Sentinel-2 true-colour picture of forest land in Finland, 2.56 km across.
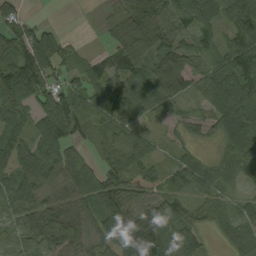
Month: August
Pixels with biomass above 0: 87%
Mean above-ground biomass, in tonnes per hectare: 71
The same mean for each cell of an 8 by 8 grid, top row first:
63 2 0 21 82 83 78 113
98 106 13 37 117 101 52 109
141 69 51 71 106 126 83 112
83 102 71 78 63 28 48 117
105 103 42 60 54 26 16 80
90 89 84 80 89 57 63 34
65 72 64 104 58 46 47 37
42 77 57 63 105 96 25 67
